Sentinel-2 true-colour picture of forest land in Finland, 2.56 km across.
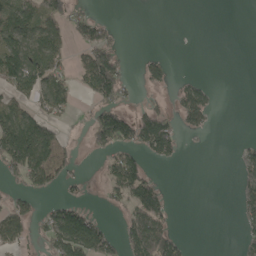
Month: May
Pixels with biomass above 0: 37%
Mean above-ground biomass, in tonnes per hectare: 50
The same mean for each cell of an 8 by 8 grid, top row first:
105 98 43 4 0 0 0 0
119 101 48 66 1 0 0 0
112 100 42 120 27 14 10 0
94 70 15 89 45 47 52 0
184 138 11 95 89 51 2 12
41 97 20 57 80 0 0 31
48 31 52 15 127 8 0 37
51 52 146 56 155 53 0 25
